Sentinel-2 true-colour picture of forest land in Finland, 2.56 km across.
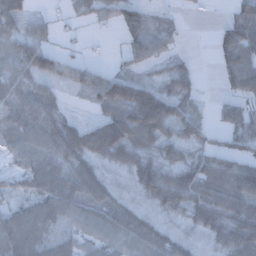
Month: December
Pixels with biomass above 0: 77%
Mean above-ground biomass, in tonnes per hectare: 49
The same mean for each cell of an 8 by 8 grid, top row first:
51 13 25 42 41 14 2 42
40 44 8 4 58 17 2 95
53 43 50 66 36 67 0 69
51 49 6 58 118 55 19 57
46 58 83 108 54 48 28 41
26 77 72 26 77 69 70 78
35 60 55 58 26 43 76 77
73 53 37 51 69 37 28 80
